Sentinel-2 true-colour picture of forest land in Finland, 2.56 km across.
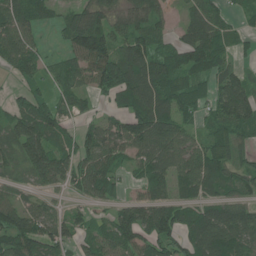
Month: June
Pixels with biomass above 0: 77%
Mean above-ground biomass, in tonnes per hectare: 69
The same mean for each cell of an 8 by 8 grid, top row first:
95 40 66 66 74 30 72 21
87 15 109 99 96 61 120 26
33 40 59 98 114 81 66 54
59 74 35 34 109 79 43 87
80 95 72 70 91 73 68 56
35 91 77 63 63 74 92 51
76 40 26 37 78 68 68 67
112 78 45 79 73 71 115 82
